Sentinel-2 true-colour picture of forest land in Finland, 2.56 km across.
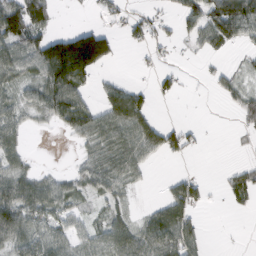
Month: March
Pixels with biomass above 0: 56%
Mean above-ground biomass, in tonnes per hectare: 46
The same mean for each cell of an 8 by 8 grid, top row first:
102 52 1 24 24 27 75 101
74 128 212 54 21 9 34 17
48 110 80 18 3 22 11 22
46 64 85 83 63 0 0 39
38 0 27 77 78 40 2 4
52 26 44 68 19 19 6 38
102 66 28 35 13 76 10 14
67 59 42 70 70 89 11 1
